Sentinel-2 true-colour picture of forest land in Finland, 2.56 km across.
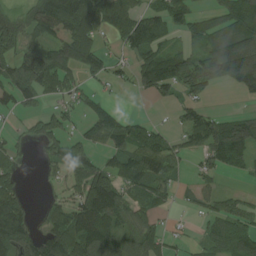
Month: August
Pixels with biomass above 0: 63%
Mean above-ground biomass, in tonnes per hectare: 72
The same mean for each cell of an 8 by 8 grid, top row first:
52 120 135 108 81 72 44 115
74 94 116 30 104 47 76 134
90 100 47 40 71 105 95 120
32 37 43 71 6 26 48 26
23 50 56 80 100 45 102 134
36 15 90 94 95 38 38 27
101 33 117 127 46 15 39 52
113 104 132 113 96 18 49 84
